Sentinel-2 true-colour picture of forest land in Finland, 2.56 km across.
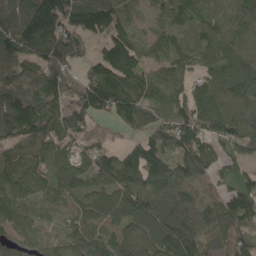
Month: May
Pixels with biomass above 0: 91%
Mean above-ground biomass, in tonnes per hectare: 107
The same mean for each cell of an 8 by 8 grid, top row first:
75 176 129 112 29 86 60 71
114 144 84 121 80 87 76 71
147 157 106 172 133 97 83 124
162 150 133 111 118 108 165 120
103 122 91 59 103 148 95 116
116 93 100 128 140 125 70 75
80 54 67 113 117 116 96 150
66 68 77 84 120 125 111 125
